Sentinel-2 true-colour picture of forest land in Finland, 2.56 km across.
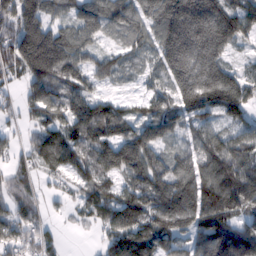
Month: February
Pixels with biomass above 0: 88%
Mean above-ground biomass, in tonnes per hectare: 112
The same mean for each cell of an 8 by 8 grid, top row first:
141 97 101 111 116 175 183 152
161 167 105 38 79 173 171 48
53 160 99 50 42 119 186 110
48 113 127 122 79 101 99 110
49 129 107 138 142 46 119 101
85 53 87 88 150 130 136 153
112 56 62 133 151 185 176 133
119 65 3 104 137 83 139 176
